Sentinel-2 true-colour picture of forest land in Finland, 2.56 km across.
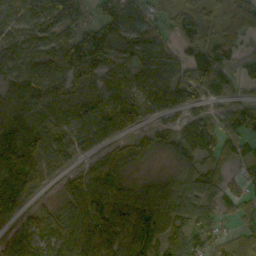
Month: October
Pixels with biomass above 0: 83%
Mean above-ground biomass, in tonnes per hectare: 81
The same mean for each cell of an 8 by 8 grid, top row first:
73 95 70 83 63 56 50 91
73 94 141 98 97 53 87 38
93 117 95 85 81 91 94 45
108 88 84 104 60 49 43 63
142 103 65 62 51 61 76 63
144 59 63 102 22 52 65 21
95 50 111 131 114 93 85 50
69 109 157 131 115 60 63 49
